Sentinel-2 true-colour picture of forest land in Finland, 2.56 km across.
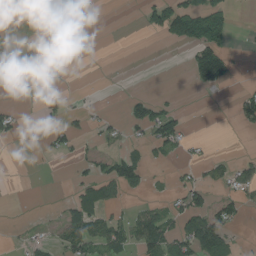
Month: August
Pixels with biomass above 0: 27%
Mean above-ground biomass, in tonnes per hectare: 27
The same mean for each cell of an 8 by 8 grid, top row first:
41 15 0 0 27 101 98 1
18 32 0 0 0 15 98 2
20 27 0 0 0 0 90 4
19 17 13 3 41 28 1 32
9 36 14 15 25 47 6 1
0 0 20 59 39 12 22 39
1 2 65 27 26 27 54 34
5 18 66 56 72 61 100 9
